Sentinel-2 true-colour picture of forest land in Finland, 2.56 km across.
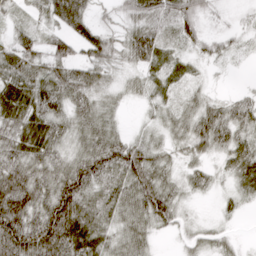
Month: April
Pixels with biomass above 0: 87%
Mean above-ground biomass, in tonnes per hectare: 49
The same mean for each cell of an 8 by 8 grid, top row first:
21 47 69 21 65 52 27 13
56 42 52 51 73 26 30 17
71 69 65 25 31 37 11 2
62 67 49 27 12 37 62 61
52 64 39 58 41 31 62 63
81 66 87 60 74 30 29 52
97 87 83 53 72 46 3 17
105 117 93 43 37 11 28 8
